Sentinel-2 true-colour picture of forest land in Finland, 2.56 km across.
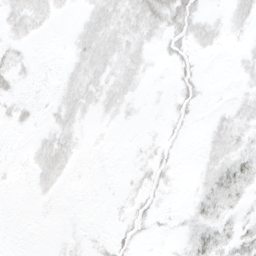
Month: March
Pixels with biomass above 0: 45%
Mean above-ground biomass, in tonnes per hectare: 6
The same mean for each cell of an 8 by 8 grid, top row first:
10 8 3 13 17 21 5 8
5 0 8 12 7 8 6 2
7 1 10 10 4 6 1 3
5 3 8 5 1 5 2 6
0 8 4 1 2 3 5 8
1 9 1 0 5 4 8 16
0 1 0 1 5 2 12 7
0 0 2 5 3 3 14 13
